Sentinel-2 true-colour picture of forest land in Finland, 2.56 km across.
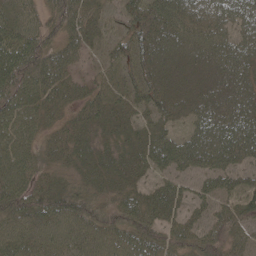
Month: May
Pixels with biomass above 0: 91%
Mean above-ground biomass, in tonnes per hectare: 54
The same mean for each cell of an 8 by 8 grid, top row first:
48 47 60 23 95 92 49 57
89 61 46 32 78 62 57 59
101 72 30 31 70 46 43 49
76 45 39 51 42 49 61 61
66 37 43 34 59 70 76 79
68 33 32 48 34 47 56 40
70 72 50 36 65 43 37 41
64 55 51 53 63 50 47 34
